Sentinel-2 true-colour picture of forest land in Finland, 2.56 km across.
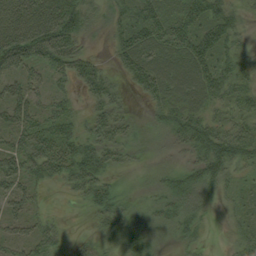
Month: August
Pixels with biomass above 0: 84%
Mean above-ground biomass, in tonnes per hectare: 46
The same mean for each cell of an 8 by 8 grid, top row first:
80 97 76 30 56 49 62 27
106 101 43 26 71 66 65 30
55 41 52 31 65 58 65 43
61 45 21 59 12 52 38 36
47 73 60 62 23 31 76 68
62 50 71 28 10 41 66 26
33 13 11 49 17 46 20 20
41 53 8 21 38 22 7 27
